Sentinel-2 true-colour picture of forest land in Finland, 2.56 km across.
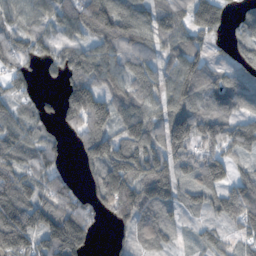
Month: November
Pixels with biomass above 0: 83%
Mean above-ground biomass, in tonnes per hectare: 94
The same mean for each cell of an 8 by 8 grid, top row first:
80 86 122 158 90 87 135 36
91 80 86 102 88 82 41 47
62 13 107 110 90 112 80 87
67 29 173 121 109 110 87 64
110 62 67 136 143 113 81 92
134 96 31 192 156 98 107 50
197 116 109 123 128 57 63 123
178 115 127 20 59 31 45 42
